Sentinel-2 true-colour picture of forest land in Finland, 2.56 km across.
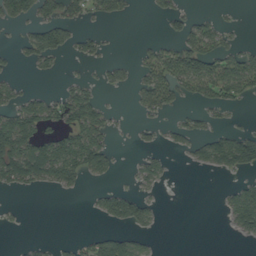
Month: September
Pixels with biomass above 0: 36%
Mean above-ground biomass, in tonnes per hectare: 33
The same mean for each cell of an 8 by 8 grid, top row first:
46 40 35 39 1 31 16 4
15 71 27 4 15 44 67 33
16 7 23 24 41 66 71 77
62 60 97 19 19 16 26 7
94 69 94 22 11 18 57 77
69 58 49 19 36 2 3 22
4 0 0 51 39 0 0 78
2 9 18 64 21 0 0 7
